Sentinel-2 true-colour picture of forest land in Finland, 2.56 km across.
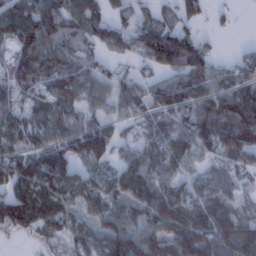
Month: January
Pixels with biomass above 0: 82%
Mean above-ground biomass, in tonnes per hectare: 84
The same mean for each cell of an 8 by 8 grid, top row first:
123 128 107 56 35 53 23 4
103 96 63 53 87 134 38 15
83 83 83 53 38 58 68 67
78 83 64 47 60 80 96 126
90 82 118 90 63 86 82 122
123 156 78 80 122 66 54 56
147 141 77 89 118 126 111 55
13 53 75 121 112 114 131 144
